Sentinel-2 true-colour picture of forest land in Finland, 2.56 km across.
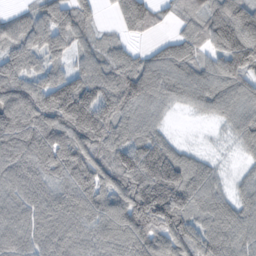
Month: November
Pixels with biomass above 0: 91%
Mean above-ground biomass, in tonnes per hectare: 92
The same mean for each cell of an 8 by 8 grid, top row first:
44 96 79 22 92 34 99 151
80 101 58 51 23 79 70 190
95 101 96 93 106 90 88 96
117 113 166 103 74 21 46 78
107 124 112 100 105 39 7 46
90 83 120 96 141 145 76 24
91 105 110 113 148 149 96 74
96 112 90 103 107 114 110 86
